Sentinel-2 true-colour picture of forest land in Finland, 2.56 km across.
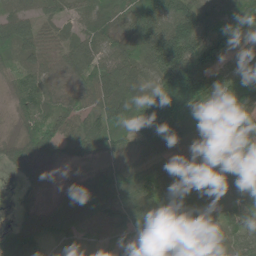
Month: May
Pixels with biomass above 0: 92%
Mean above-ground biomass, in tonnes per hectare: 68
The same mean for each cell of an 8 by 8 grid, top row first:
41 24 24 39 100 135 74 85
56 35 55 55 89 139 87 74
37 34 39 75 57 183 97 79
31 51 61 84 120 118 60 127
36 59 74 63 68 75 67 85
18 9 31 66 39 70 83 96
18 37 111 67 103 66 63 75
103 57 39 47 83 50 60 63
